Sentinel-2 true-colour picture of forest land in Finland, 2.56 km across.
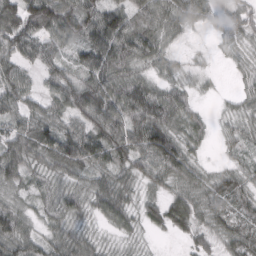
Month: March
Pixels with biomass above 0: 89%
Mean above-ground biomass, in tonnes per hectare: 61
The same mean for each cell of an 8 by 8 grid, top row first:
101 130 112 86 68 61 36 47
88 74 62 109 78 19 5 26
72 52 78 93 54 34 11 20
66 55 89 124 108 83 14 27
74 91 121 117 98 80 21 35
67 42 40 60 56 67 34 41
43 39 43 84 47 74 45 37
83 45 62 19 15 17 40 67
